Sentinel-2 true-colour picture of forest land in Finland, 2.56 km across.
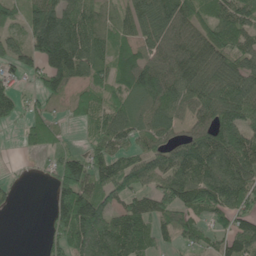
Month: June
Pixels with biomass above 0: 76%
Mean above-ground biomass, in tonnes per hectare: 84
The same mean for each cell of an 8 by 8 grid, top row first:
55 162 98 44 91 128 68 99
70 178 126 64 76 117 115 84
43 100 71 67 105 111 110 106
58 47 43 77 69 77 76 103
12 49 16 82 58 69 113 132
9 26 151 119 77 121 128 115
10 40 202 64 73 89 85 77
0 45 132 160 86 44 45 113
